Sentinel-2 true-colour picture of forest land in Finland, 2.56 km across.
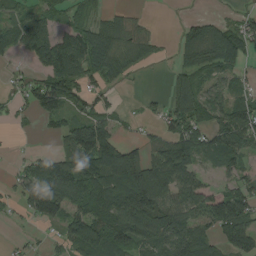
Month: August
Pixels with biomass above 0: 68%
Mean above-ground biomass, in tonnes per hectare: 76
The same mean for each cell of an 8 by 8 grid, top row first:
59 59 29 27 13 2 20 31
67 122 119 86 60 29 99 76
19 85 69 52 4 49 45 33
19 72 44 42 15 94 82 83
2 2 161 113 53 137 89 93
43 151 148 162 167 113 30 55
29 152 89 130 164 107 159 141
8 13 124 114 97 119 68 119
